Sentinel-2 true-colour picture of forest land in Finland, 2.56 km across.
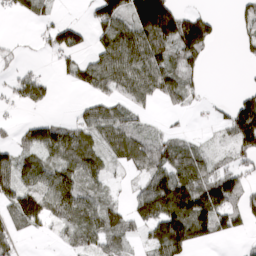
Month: March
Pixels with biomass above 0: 63%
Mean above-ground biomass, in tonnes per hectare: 69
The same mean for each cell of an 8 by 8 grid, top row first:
23 25 4 113 197 155 51 34
11 29 51 108 128 104 69 20
40 29 51 96 104 92 13 2
9 10 27 61 24 19 7 129
51 84 90 65 85 58 16 81
71 75 88 27 59 120 90 84
107 120 118 77 104 192 158 95
47 6 58 69 42 165 50 15
